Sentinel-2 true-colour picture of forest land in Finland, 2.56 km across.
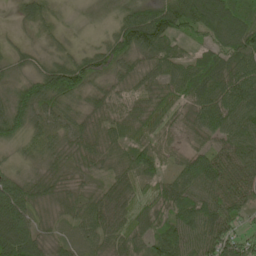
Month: May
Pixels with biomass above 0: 96%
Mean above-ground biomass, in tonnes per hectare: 62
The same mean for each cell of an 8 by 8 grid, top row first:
18 33 8 18 80 115 108 79
19 20 18 61 91 37 54 100
35 98 89 52 63 65 93 86
84 51 47 59 64 54 77 77
48 46 51 57 59 36 43 86
47 44 29 46 54 49 92 85
113 40 53 63 60 79 79 64
138 45 39 57 67 87 83 67
